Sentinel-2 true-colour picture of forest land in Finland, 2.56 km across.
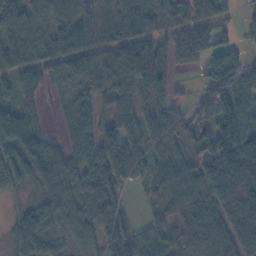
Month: November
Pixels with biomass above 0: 86%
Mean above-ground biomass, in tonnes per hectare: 74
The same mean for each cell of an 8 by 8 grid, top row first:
79 81 91 53 114 65 70 27
70 75 99 72 96 94 90 42
60 52 72 74 91 35 69 90
66 9 61 64 75 50 58 95
68 46 82 106 79 53 103 137
42 58 82 102 60 82 142 167
20 61 46 94 13 68 96 169
60 56 39 68 42 55 94 131
